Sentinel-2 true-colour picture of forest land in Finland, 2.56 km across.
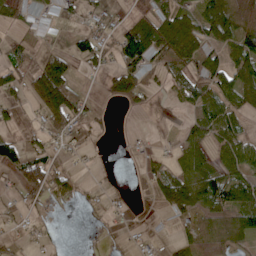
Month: May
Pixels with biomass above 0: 55%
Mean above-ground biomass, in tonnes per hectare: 37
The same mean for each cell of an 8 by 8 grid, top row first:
28 31 28 15 32 62 71 30
23 17 44 39 118 82 56 75
54 93 16 33 45 36 72 72
27 61 48 7 14 6 72 45
60 32 18 7 7 19 49 62
41 81 18 10 24 58 62 53
23 14 9 13 22 40 39 61
13 12 2 5 10 23 10 27
